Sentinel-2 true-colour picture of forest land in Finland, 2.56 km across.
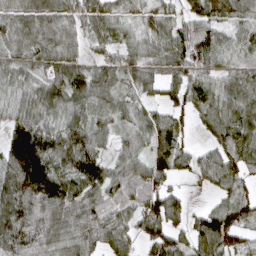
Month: April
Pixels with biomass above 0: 87%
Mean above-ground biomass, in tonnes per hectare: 81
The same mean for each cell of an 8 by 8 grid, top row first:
81 82 71 63 36 40 60 66
73 105 55 64 62 84 97 56
63 69 82 92 73 63 72 81
62 73 68 62 56 60 78 95
148 116 101 51 72 87 37 95
170 147 96 72 93 58 49 60
155 140 91 54 88 74 40 90
121 97 113 101 69 60 112 63
